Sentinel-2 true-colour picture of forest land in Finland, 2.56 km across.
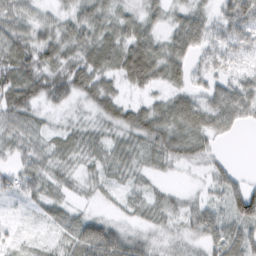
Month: February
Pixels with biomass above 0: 87%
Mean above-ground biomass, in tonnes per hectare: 39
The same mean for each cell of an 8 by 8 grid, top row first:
53 22 39 37 33 25 31 80
70 49 49 60 64 49 36 35
78 63 63 36 54 37 31 36
64 21 11 42 46 62 58 58
42 32 27 32 38 50 29 2
41 35 17 22 21 8 29 23
7 28 13 11 32 28 44 87
9 10 54 77 32 27 49 72
